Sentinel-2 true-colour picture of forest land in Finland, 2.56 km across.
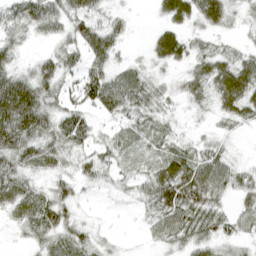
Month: April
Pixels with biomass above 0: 81%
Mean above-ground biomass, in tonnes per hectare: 40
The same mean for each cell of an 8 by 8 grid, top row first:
51 61 53 26 1 53 55 20
30 13 50 51 10 60 24 20
68 56 51 59 43 20 58 71
117 55 54 45 43 12 18 51
84 53 46 32 22 27 22 4
55 32 33 23 32 82 64 32
45 65 17 4 23 79 58 24
10 47 44 11 5 36 38 27
